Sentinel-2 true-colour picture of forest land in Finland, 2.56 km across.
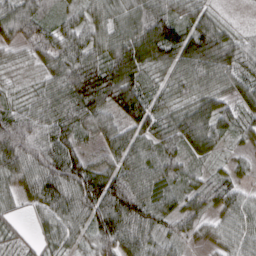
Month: March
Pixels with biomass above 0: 93%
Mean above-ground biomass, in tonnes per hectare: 71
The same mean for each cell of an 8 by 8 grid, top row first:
95 40 45 59 87 69 54 9
31 48 80 83 130 110 122 71
20 56 118 121 69 64 73 59
67 80 95 70 90 60 83 50
137 105 51 59 61 68 69 21
72 122 131 87 98 57 27 27
29 72 103 117 111 57 43 59
32 47 39 106 76 42 31 59
